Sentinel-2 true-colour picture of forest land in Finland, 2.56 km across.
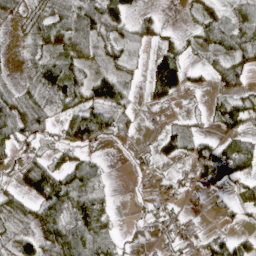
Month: April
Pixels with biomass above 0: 65%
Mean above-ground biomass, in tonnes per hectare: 39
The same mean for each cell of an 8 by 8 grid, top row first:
20 42 83 76 22 1 32 44
5 37 49 30 27 53 31 55
9 62 42 47 37 107 15 39
54 38 58 68 9 6 21 54
55 26 66 26 6 42 36 68
27 95 56 4 9 12 68 58
24 59 43 23 15 18 7 23
40 48 84 57 23 30 33 35
